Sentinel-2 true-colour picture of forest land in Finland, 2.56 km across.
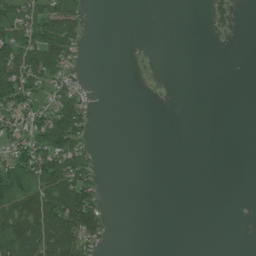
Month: July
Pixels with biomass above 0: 32%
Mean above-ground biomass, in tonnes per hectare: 34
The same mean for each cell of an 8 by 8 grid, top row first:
77 96 53 0 0 0 21 7
105 118 33 0 1 0 0 0
109 60 10 0 2 0 0 0
66 53 68 0 0 0 0 0
52 91 56 0 0 0 0 0
92 110 79 0 0 0 0 0
141 146 155 5 0 0 0 0
131 137 100 8 0 0 0 0
